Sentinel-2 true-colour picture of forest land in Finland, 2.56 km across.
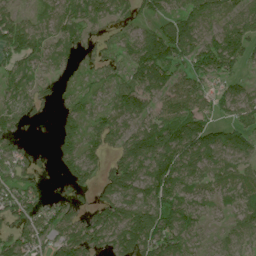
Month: July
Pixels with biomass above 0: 80%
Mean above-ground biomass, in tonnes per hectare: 72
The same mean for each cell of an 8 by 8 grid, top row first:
51 37 55 42 42 71 70 66
93 49 50 28 114 125 110 93
57 38 31 49 116 76 67 41
59 13 50 57 61 85 59 65
41 8 66 51 116 135 110 71
65 18 65 100 128 147 75 68
85 61 32 112 128 112 42 47
85 72 114 93 155 93 21 56
